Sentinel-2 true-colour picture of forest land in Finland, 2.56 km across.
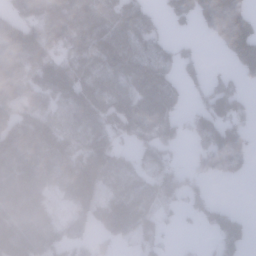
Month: January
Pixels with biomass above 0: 72%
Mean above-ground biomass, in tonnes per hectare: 96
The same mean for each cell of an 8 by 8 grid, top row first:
130 177 150 111 118 88 143 131
158 174 124 143 94 53 10 184
125 138 121 93 126 54 57 54
126 90 101 113 109 62 97 63
165 153 108 92 73 52 110 87
111 79 204 74 59 77 62 32
98 66 79 115 99 37 77 13
114 91 54 50 63 9 13 80
